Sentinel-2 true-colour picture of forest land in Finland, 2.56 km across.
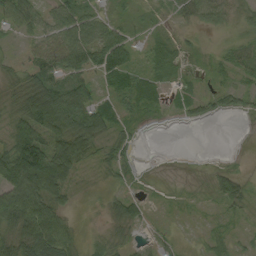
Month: August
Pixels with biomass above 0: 71%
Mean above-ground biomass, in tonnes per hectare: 38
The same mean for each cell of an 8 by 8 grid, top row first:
53 42 63 19 10 13 36 17
40 58 98 87 14 18 4 29
48 65 61 32 32 13 7 18
43 142 131 47 22 11 18 18
87 87 70 28 1 0 0 0
136 130 23 18 3 0 8 16
126 82 7 22 17 4 5 20
60 105 25 19 12 9 16 11
